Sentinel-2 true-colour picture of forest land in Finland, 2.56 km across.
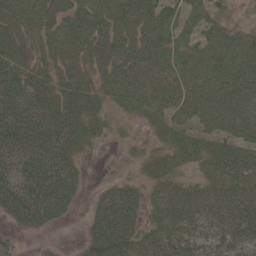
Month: May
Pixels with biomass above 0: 87%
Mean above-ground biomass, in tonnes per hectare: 49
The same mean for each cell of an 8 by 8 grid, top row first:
51 56 57 69 72 48 36 9
45 41 59 52 61 50 48 54
65 49 49 46 49 44 48 64
72 68 59 30 40 43 59 79
73 74 54 18 14 37 36 58
64 90 33 9 27 31 32 63
60 79 17 69 36 56 64 66
12 5 11 88 45 56 49 58
